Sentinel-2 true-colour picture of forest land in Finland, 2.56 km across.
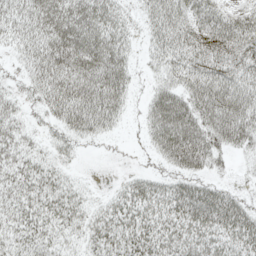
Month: May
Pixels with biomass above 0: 80%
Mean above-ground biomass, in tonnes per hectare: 41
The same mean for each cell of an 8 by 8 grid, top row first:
42 60 60 42 23 48 45 39
24 62 71 59 16 52 53 54
15 60 69 75 9 34 62 51
24 34 79 55 18 68 66 71
32 17 18 4 10 75 60 40
37 35 8 2 20 30 28 5
39 43 32 26 40 43 67 45
38 34 21 41 47 41 39 44
